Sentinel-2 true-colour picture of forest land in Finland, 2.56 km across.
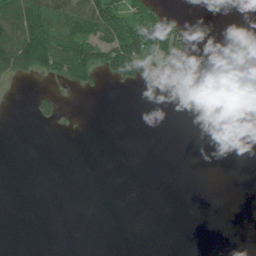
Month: July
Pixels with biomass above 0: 20%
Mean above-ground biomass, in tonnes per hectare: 23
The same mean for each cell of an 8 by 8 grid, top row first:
120 101 92 92 97 9 48 10
145 130 110 99 87 60 0 0
40 24 61 31 38 15 0 0
0 34 1 0 0 0 0 0
0 0 0 0 0 0 0 0
0 0 0 0 0 0 0 0
0 0 0 0 0 0 0 0
0 0 0 0 0 0 0 0
